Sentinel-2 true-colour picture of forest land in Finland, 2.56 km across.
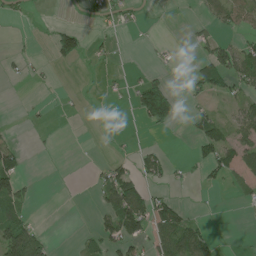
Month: June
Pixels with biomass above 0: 29%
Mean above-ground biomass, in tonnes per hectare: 29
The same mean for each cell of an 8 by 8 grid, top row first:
8 0 4 23 4 1 14 40
4 20 56 11 3 4 35 54
7 7 1 7 42 2 72 58
1 4 2 1 94 50 24 43
23 2 0 5 9 0 61 61
75 0 0 58 43 10 24 40
73 0 0 75 98 63 1 5
136 24 23 61 49 100 44 1
